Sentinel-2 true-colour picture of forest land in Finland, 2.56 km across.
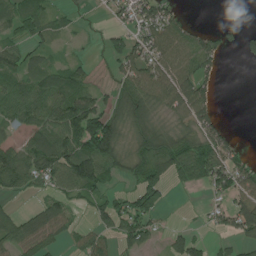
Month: July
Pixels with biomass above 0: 64%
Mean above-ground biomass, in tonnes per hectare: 52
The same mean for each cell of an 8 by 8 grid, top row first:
58 40 12 18 58 37 0 0
48 31 6 42 60 78 68 28
54 67 54 26 74 88 39 0
67 76 114 57 72 46 51 0
43 95 108 105 63 62 69 22
85 70 126 46 68 44 69 61
19 55 25 54 75 3 18 79
72 58 49 52 58 32 21 43
